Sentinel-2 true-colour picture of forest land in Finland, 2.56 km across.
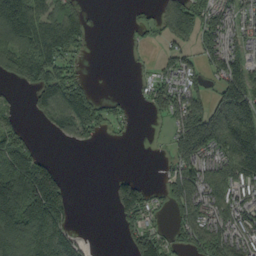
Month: September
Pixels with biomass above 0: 59%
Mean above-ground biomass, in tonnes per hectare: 87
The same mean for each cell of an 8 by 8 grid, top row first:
247 90 58 0 18 142 79 65
139 130 44 0 10 51 77 67
55 106 42 1 18 78 44 144
27 78 139 42 8 124 138 170
111 3 31 4 1 92 158 202
218 148 0 19 12 107 115 140
214 210 2 31 96 76 135 115
209 204 58 0 109 45 135 114
